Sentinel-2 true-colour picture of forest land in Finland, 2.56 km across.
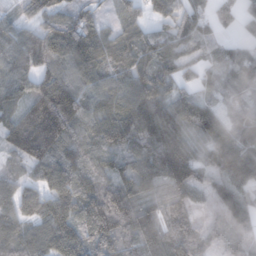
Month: November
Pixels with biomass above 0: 90%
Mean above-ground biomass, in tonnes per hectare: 96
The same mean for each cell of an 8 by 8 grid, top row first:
37 78 67 32 43 62 72 42
79 113 117 89 92 82 52 45
59 106 100 92 108 71 50 87
61 198 117 98 129 124 105 67
117 181 100 106 114 147 116 129
53 105 115 82 117 149 84 136
103 109 106 105 95 79 33 115
114 99 114 102 167 144 85 56
